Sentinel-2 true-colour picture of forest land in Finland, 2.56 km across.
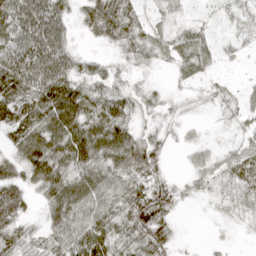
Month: April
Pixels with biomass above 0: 80%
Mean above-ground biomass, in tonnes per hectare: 39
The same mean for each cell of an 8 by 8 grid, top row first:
70 71 23 70 25 17 10 13
66 73 12 22 37 26 20 17
70 71 46 29 13 7 19 8
59 71 72 65 23 17 9 30
46 75 82 80 51 12 13 26
39 68 59 54 52 12 25 50
47 38 60 47 74 25 6 22
47 40 58 50 58 21 4 3
